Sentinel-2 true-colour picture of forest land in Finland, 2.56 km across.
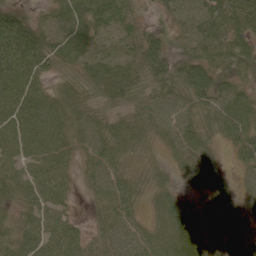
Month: June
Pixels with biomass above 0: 90%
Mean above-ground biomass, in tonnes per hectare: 50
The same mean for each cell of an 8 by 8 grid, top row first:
46 28 52 60 15 44 78 78
75 58 63 40 68 30 66 57
64 34 39 72 57 56 70 37
64 76 44 36 44 60 50 78
73 74 36 53 28 57 42 57
57 68 21 54 21 22 50 22
31 68 8 47 24 43 29 35
47 72 50 48 58 90 45 40
